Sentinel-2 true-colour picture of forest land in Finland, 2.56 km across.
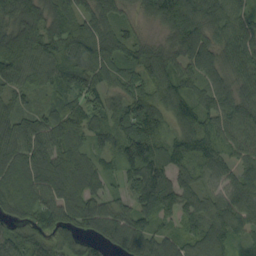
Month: September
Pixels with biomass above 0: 95%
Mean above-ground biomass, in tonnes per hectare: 96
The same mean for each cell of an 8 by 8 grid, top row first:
120 110 76 77 56 155 120 88
192 119 117 119 87 97 100 116
102 81 84 69 88 102 74 87
85 51 93 92 111 105 94 114
109 107 83 92 157 75 82 72
107 128 118 52 142 78 62 86
89 98 115 73 107 98 90 97
68 72 71 79 110 76 113 47
